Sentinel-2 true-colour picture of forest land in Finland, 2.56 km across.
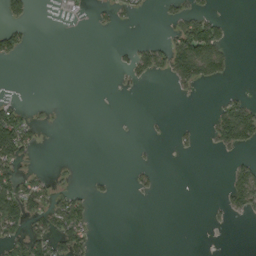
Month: September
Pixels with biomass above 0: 22%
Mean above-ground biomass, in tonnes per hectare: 22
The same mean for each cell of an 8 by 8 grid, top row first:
31 2 3 18 8 33 44 0
38 0 0 6 29 85 121 1
0 0 0 2 16 45 45 1
47 3 0 0 1 0 8 80
104 1 0 0 4 10 11 56
64 16 2 5 11 0 0 54
97 57 51 0 0 0 6 35
55 58 57 0 0 0 0 0
